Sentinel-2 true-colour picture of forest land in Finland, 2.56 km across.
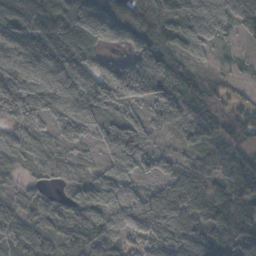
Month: October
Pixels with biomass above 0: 92%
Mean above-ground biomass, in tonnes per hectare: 76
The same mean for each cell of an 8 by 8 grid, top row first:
101 101 112 83 102 112 94 73
81 90 118 39 92 78 47 18
103 89 86 161 157 92 51 24
73 56 67 40 42 65 87 75
46 59 36 77 77 29 63 74
31 46 41 61 40 70 104 118
64 62 110 84 103 97 85 92
69 64 108 72 73 76 58 73
